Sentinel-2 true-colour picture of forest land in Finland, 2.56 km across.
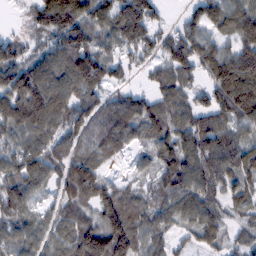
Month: February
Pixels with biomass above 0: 89%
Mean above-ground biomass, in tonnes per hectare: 94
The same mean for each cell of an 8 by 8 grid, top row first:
9 134 128 116 123 12 111 112
74 66 133 71 88 110 92 103
125 135 147 66 16 75 78 187
144 140 89 79 111 67 104 143
81 83 69 105 66 112 132 103
121 90 157 34 42 128 123 87
99 41 82 110 74 76 79 57
81 70 137 170 79 36 55 44
